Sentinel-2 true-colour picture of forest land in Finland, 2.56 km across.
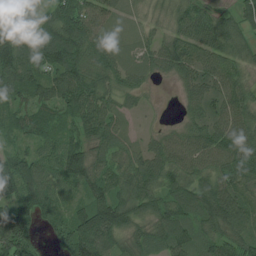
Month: July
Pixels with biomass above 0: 93%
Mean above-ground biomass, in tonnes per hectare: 84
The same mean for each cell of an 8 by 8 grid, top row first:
84 65 124 57 41 66 74 62
129 153 124 64 50 87 93 79
112 81 100 66 41 43 84 66
70 70 98 67 20 12 85 83
41 63 83 67 36 72 93 102
145 72 103 75 95 88 77 95
107 78 68 154 97 104 112 92
156 29 165 93 65 95 84 89
